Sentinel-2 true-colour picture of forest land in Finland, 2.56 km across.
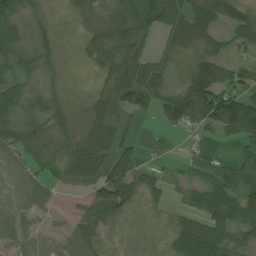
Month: July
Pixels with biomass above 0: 80%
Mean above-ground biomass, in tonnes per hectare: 50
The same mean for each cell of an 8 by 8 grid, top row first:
58 19 33 48 60 74 69 56
46 29 15 60 36 41 31 22
41 22 4 61 92 24 131 54
55 53 18 52 31 102 149 149
72 44 45 72 13 2 23 45
53 39 45 91 39 15 66 69
42 29 28 74 21 17 72 72
35 39 65 11 11 51 108 47
